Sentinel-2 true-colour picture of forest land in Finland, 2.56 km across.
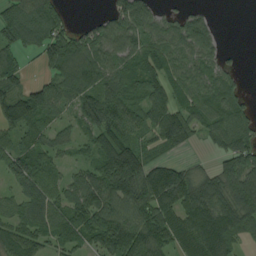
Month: August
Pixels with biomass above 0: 80%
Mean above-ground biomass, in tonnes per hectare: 87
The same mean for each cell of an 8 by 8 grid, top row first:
104 107 4 78 110 46 36 0
79 98 99 104 100 82 87 6
69 61 99 80 108 70 87 32
146 84 64 114 97 98 95 80
67 64 43 127 58 66 41 101
88 62 56 158 148 133 66 129
57 78 111 107 116 136 129 119
109 74 74 121 129 83 122 52
